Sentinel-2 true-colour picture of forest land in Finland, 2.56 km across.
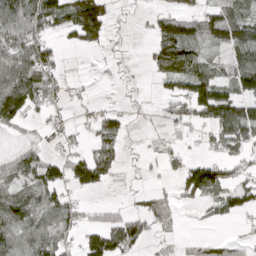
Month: April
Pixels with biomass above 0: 56%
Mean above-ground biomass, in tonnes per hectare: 63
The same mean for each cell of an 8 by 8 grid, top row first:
115 119 164 47 10 82 77 79
107 70 49 11 11 172 47 114
129 85 9 4 4 92 101 93
106 34 12 42 5 69 117 118
18 19 19 78 8 22 23 73
73 73 103 47 11 45 155 52
99 89 36 24 38 37 41 72
97 97 50 122 61 13 37 28
